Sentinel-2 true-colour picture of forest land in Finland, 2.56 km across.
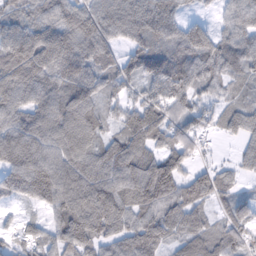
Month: February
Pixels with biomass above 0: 90%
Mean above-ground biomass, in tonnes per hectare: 83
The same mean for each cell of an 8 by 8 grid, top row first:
53 69 93 100 106 62 17 82
116 116 106 66 82 89 97 87
110 108 123 63 84 110 80 57
90 97 106 48 114 75 54 71
121 94 85 72 98 78 18 42
87 118 108 104 122 114 65 40
18 67 127 145 90 86 53 55
32 58 111 73 104 56 81 64
